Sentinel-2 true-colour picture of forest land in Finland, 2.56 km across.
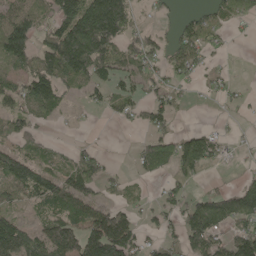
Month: May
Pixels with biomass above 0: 59%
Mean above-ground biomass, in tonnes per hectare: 71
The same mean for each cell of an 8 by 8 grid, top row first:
87 61 178 233 19 25 45 44
132 119 226 111 74 69 43 2
64 123 86 77 69 38 22 6
64 53 10 31 44 33 1 9
61 31 18 1 45 94 77 8
116 80 131 29 36 60 19 14
43 85 105 63 22 48 136 136
148 122 114 184 40 38 121 113
